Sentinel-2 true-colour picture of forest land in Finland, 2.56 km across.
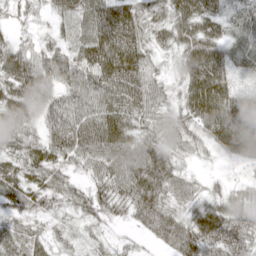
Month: April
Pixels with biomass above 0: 92%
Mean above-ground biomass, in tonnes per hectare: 56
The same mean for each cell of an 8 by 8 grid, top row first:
43 32 58 78 56 63 66 44
59 52 60 94 61 50 79 23
86 78 73 85 71 34 104 20
65 50 70 75 57 43 86 94
52 57 68 73 57 44 39 72
55 54 25 65 84 52 15 11
43 43 44 50 69 43 53 55
35 40 24 23 17 68 69 61
